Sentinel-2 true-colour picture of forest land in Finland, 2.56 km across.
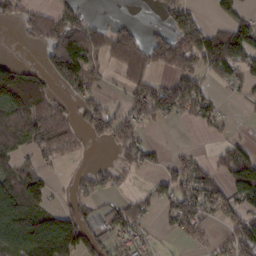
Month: February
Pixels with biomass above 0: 55%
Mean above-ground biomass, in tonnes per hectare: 72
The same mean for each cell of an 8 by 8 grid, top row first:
58 81 60 10 1 81 19 60
4 99 168 84 90 100 139 154
183 74 112 20 87 58 45 63
128 114 59 66 85 52 52 6
74 94 33 67 67 5 9 45
105 40 29 41 15 82 85 144
164 71 60 35 54 82 79 84
111 175 129 51 37 22 24 101
